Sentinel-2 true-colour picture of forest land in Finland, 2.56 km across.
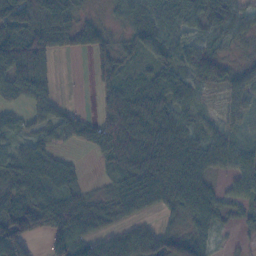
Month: November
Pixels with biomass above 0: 80%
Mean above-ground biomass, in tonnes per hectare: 47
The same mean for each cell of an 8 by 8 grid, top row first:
76 70 28 14 54 73 55 43
106 66 36 31 44 59 33 13
71 29 0 33 39 44 35 41
21 38 19 54 77 48 14 51
27 26 25 57 55 63 47 52
54 51 17 32 70 62 38 59
93 85 54 30 32 31 57 30
114 66 63 40 64 68 35 10
